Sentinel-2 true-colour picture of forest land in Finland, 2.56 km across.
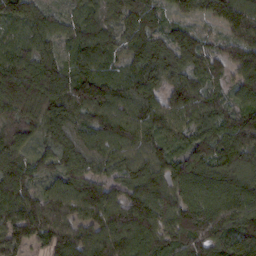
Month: February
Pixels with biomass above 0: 96%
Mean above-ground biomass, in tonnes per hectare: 102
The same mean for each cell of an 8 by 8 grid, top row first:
87 57 64 61 118 64 80 131
67 63 98 77 132 126 71 103
121 109 134 85 103 84 87 84
87 133 95 112 104 104 99 113
81 62 96 102 85 70 112 127
114 56 110 69 118 113 114 111
121 104 104 119 136 122 143 148
104 95 114 130 121 116 139 133
